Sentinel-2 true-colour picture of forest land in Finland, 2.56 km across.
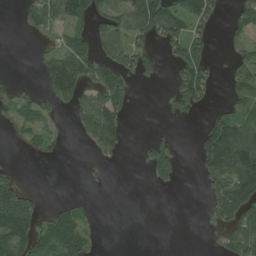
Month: July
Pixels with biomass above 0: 41%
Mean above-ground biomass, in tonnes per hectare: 45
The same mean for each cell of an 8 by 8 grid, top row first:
7 57 96 83 119 92 69 63
0 18 71 77 41 44 34 20
7 71 77 81 23 44 55 48
36 33 54 82 0 17 22 43
11 27 11 59 7 24 116 142
16 0 2 2 8 50 59 132
113 12 27 0 0 0 24 102
107 81 88 0 0 0 7 78
